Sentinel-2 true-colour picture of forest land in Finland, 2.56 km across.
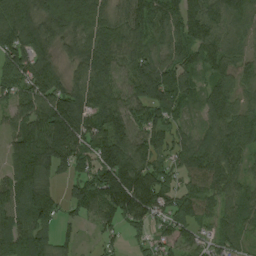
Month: August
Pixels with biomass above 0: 91%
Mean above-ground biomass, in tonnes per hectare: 96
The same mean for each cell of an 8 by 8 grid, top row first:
133 136 154 71 103 95 100 97
136 97 76 99 83 88 101 54
122 100 74 93 130 110 69 73
69 145 129 118 86 84 73 73
105 159 113 147 83 70 98 88
123 99 66 164 120 60 110 69
113 91 72 136 140 90 58 69
145 95 33 36 37 81 56 53
